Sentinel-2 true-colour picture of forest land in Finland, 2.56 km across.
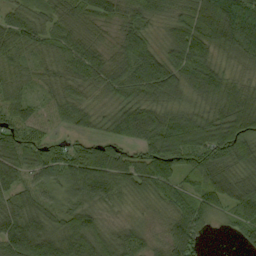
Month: September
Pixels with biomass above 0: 94%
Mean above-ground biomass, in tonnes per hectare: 73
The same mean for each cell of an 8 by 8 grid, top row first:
53 52 75 63 66 59 120 135
69 62 80 43 94 93 81 86
52 45 68 73 118 90 105 35
62 42 59 54 87 64 58 77
84 57 44 73 89 122 115 107
74 53 92 119 85 83 96 58
73 58 72 26 15 65 71 72
110 98 105 53 36 86 17 37
